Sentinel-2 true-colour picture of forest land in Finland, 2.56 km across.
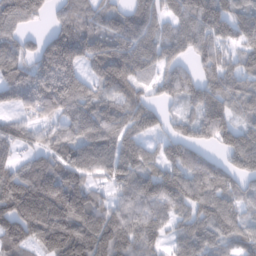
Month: February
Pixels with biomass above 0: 87%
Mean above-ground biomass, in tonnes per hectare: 104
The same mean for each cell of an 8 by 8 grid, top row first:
106 38 68 68 82 75 115 103
73 135 140 144 121 72 64 70
106 162 93 145 56 83 69 82
58 88 107 108 106 33 117 72
99 64 124 117 72 82 51 124
132 179 106 101 118 115 111 78
196 244 177 82 95 81 127 72
117 150 186 167 89 61 92 79
